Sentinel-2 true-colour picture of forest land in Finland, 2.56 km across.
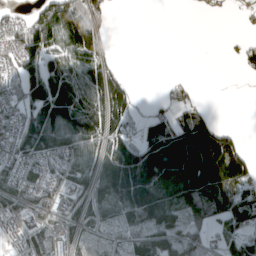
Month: April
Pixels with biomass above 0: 65%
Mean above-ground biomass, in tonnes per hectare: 81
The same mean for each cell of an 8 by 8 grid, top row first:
30 104 123 18 0 0 14 14
83 119 154 9 0 0 0 27
62 140 107 97 0 14 0 5
61 188 157 144 15 55 33 0
92 140 105 116 113 188 220 57
82 73 75 152 212 206 216 138
75 47 52 85 173 118 120 106
57 71 42 26 64 67 44 75
